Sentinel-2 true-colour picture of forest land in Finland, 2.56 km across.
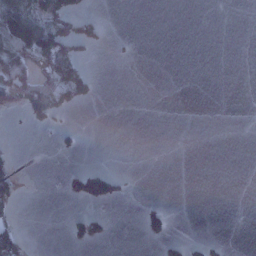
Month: January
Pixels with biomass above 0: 15%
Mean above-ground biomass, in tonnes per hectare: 17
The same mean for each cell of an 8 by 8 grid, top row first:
84 58 47 0 0 0 0 0
67 105 42 4 0 0 0 0
60 74 93 0 0 0 0 0
7 61 7 0 0 0 0 0
2 1 14 0 0 0 0 0
29 0 63 68 0 0 0 0
15 0 7 9 23 2 0 0
37 0 41 9 19 26 16 0
